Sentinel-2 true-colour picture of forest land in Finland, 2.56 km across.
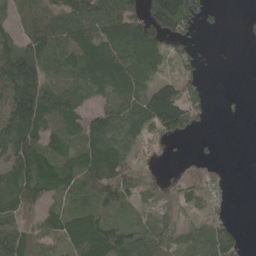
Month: May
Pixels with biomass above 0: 72%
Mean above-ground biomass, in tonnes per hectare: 72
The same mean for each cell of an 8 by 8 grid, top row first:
35 92 129 145 107 181 47 4
116 122 120 99 118 46 2 1
200 86 74 103 56 39 15 0
179 122 60 103 85 122 35 5
125 68 61 84 37 19 5 0
87 85 86 129 58 24 31 0
62 35 54 58 45 75 79 0
106 61 90 88 82 78 110 43
